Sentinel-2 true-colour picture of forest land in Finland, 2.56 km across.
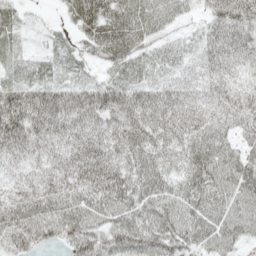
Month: May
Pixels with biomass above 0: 94%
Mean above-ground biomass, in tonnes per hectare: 52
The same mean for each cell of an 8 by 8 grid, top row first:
27 6 54 62 54 28 40 68
26 24 30 62 40 25 42 53
42 41 35 47 43 32 35 39
95 80 76 77 84 66 46 52
60 48 58 65 77 58 66 40
31 50 60 85 70 41 68 65
60 60 62 60 55 51 60 49
55 32 63 61 72 58 45 37
